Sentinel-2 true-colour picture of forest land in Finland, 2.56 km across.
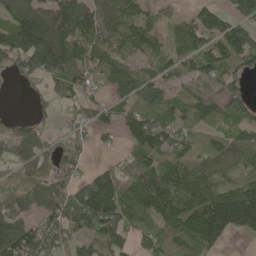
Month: May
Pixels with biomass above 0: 79%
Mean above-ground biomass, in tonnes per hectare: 97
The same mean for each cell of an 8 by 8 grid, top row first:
148 168 167 97 66 37 91 132
128 220 120 89 74 63 95 172
37 105 100 93 76 64 99 77
6 34 59 55 76 75 89 56
85 52 41 16 117 94 48 88
38 71 49 86 150 125 94 85
72 91 161 144 107 151 178 223
140 120 85 122 73 129 152 26
